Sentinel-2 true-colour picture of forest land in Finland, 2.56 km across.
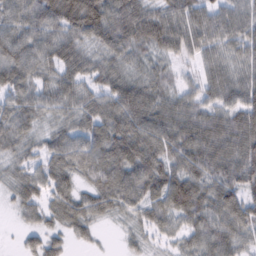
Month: February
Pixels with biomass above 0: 92%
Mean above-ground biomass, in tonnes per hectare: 62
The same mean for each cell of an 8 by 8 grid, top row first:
62 81 100 81 73 66 63 65
72 69 55 59 54 54 61 63
72 47 60 59 52 32 55 60
70 50 61 76 83 69 62 76
55 47 61 84 82 79 88 83
41 60 49 79 88 73 74 83
32 49 62 48 57 73 71 86
9 55 23 3 31 34 68 54
